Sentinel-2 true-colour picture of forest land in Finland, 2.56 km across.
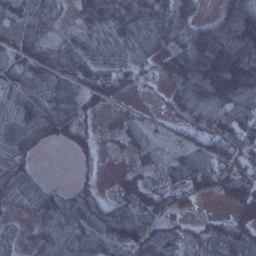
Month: January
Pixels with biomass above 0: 80%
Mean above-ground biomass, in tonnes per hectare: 58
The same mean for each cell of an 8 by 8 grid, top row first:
68 59 30 76 72 68 20 135
68 58 62 53 32 49 107 136
52 81 76 51 21 53 109 135
68 107 54 7 4 30 83 85
80 31 30 10 20 16 45 71
86 7 12 9 23 43 70 54
40 70 79 58 79 43 3 37
41 69 73 98 110 67 60 93
